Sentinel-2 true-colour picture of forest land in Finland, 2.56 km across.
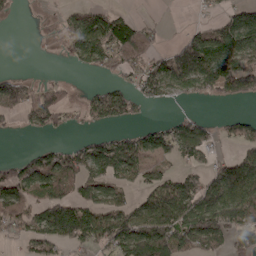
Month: April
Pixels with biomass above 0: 57%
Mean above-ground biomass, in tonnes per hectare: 76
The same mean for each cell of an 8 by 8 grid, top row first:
15 9 67 66 9 0 18 94
0 6 101 129 107 75 159 137
37 17 3 24 92 115 126 144
59 101 29 95 14 22 3 15
0 26 38 70 86 87 60 55
91 106 81 83 59 63 77 145
108 125 118 93 89 136 145 148
42 107 102 135 170 130 131 86
